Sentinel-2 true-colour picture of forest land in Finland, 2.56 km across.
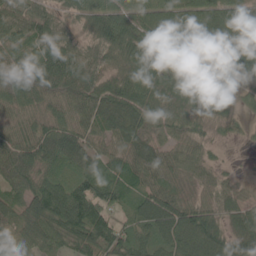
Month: May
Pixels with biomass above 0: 94%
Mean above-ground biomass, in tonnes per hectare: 75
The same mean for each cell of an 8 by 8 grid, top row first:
88 84 58 92 63 81 108 105
70 106 89 103 102 70 85 85
80 94 96 58 88 78 48 43
44 55 58 89 84 61 70 23
67 85 78 51 79 56 38 9
68 59 76 78 68 45 36 18
63 115 135 85 80 84 59 59
61 64 82 132 71 108 155 82
